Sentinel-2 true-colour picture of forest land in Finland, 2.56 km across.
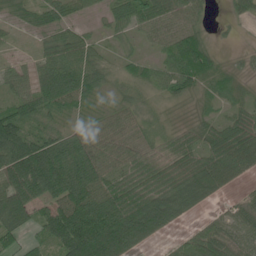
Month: June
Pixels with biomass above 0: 83%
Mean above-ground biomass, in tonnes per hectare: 58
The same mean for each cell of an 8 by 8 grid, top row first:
27 41 24 40 70 64 20 29
8 44 59 16 17 70 38 7
53 94 90 29 39 62 32 14
68 48 18 37 30 9 15 33
115 80 74 74 49 49 53 82
120 129 101 59 68 75 91 43
115 59 101 92 106 76 18 35
36 49 154 153 67 15 66 54
